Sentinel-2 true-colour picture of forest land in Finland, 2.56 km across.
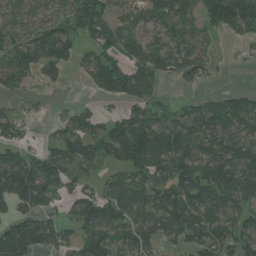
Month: July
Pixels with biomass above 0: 74%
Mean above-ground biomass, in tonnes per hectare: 84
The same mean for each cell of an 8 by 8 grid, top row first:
67 70 106 78 88 128 115 114
74 112 53 92 85 89 48 16
75 36 16 122 113 44 27 0
30 7 42 26 84 62 88 108
59 34 97 110 174 141 99 107
163 125 59 32 101 119 127 139
77 63 76 90 97 125 106 85
174 105 79 63 72 65 106 87
